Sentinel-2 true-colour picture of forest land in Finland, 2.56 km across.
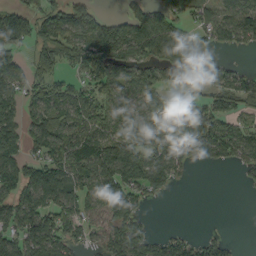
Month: September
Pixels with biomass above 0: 68%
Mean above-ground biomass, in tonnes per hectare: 69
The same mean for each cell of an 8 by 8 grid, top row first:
72 82 119 36 72 57 56 100
69 77 77 107 91 113 22 34
79 75 45 87 69 49 54 61
67 96 86 53 55 77 100 51
69 90 92 112 66 107 93 96
92 108 75 115 102 44 0 11
91 94 76 86 27 0 0 0
88 118 44 83 64 44 42 7
